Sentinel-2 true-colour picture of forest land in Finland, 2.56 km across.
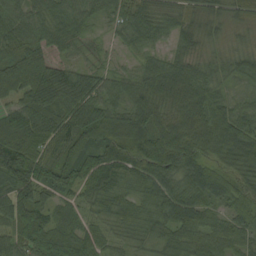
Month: August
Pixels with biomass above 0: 96%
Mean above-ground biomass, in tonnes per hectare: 68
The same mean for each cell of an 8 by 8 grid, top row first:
59 56 54 39 60 41 42 33
84 61 35 16 38 36 25 26
126 125 84 43 66 99 59 36
81 103 103 77 79 73 89 56
93 78 65 98 90 104 87 110
103 77 80 91 76 72 66 70
95 55 32 60 60 75 50 56
68 97 64 34 34 65 71 56
